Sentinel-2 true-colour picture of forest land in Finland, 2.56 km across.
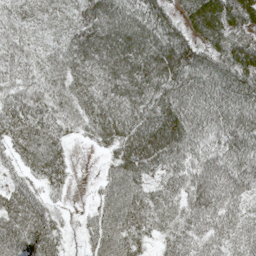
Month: May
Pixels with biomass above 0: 91%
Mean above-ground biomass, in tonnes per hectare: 64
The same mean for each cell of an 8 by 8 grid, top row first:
43 47 82 86 79 40 98 67
51 39 77 94 86 117 56 70
48 52 62 76 96 99 81 77
74 62 53 72 74 101 78 83
60 73 12 57 98 89 62 75
32 61 3 47 54 57 70 71
76 41 8 67 69 51 75 52
79 72 16 72 43 50 55 50
